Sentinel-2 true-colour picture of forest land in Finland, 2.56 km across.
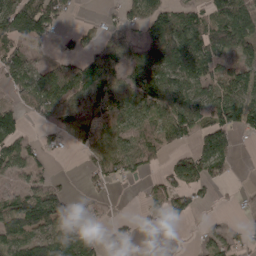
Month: April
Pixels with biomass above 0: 62%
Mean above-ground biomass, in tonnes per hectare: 59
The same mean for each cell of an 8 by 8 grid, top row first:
143 102 10 19 64 60 63 77
79 17 38 49 54 89 79 59
87 96 127 69 76 85 70 73
54 89 88 79 90 88 73 86
76 27 52 83 76 34 69 16
37 30 11 59 26 67 64 2
105 131 21 3 24 45 10 7
79 100 77 34 4 1 46 33
